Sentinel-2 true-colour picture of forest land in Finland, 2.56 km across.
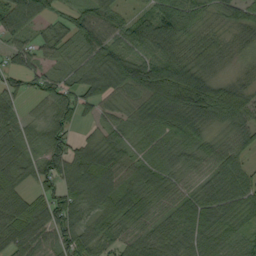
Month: September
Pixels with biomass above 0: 90%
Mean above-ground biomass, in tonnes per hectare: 64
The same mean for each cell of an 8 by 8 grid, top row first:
93 55 60 51 40 98 41 50
47 38 43 79 61 60 70 28
43 49 64 105 133 144 75 28
44 54 54 33 80 119 93 74
76 90 48 54 33 47 45 43
51 75 96 62 57 44 44 58
64 83 61 69 70 64 86 54
77 54 66 55 65 78 72 37
